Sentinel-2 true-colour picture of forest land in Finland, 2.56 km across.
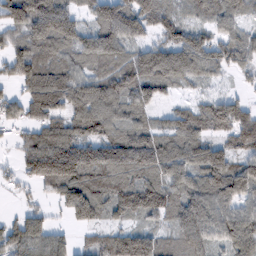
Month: February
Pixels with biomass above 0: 84%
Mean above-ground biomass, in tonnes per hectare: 85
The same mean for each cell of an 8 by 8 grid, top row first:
116 165 65 73 114 55 57 66
57 104 95 93 68 112 95 80
71 126 87 90 116 82 41 19
47 111 91 93 72 51 76 78
37 124 111 103 103 90 92 77
36 155 124 108 82 89 103 102
21 33 133 78 96 89 106 68
106 94 24 83 100 63 87 92
